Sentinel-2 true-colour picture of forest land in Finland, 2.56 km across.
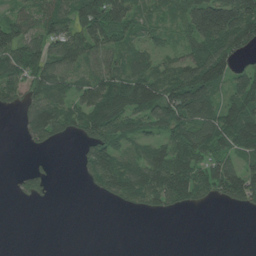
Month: June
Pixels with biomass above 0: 65%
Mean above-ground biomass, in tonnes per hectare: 72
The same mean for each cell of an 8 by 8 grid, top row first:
54 87 142 156 64 57 169 157
110 80 109 79 52 37 117 92
92 101 65 100 114 104 149 72
34 107 92 154 115 121 87 129
3 45 37 103 57 111 120 117
14 28 19 122 112 142 94 114
2 3 0 13 51 46 19 41
0 0 0 0 0 0 0 0
